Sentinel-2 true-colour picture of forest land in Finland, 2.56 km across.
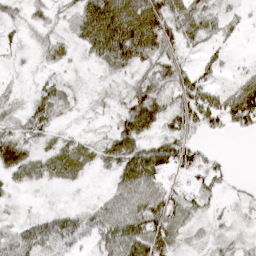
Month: April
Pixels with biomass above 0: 73%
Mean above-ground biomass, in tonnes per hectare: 38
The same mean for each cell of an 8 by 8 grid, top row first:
21 20 52 109 107 60 42 19
14 31 26 96 91 45 24 6
7 18 9 19 38 53 30 39
28 45 12 24 77 53 73 85
54 24 33 49 50 54 11 0
29 28 21 26 78 26 42 2
7 7 15 45 61 52 24 13
34 41 25 54 73 41 21 18
